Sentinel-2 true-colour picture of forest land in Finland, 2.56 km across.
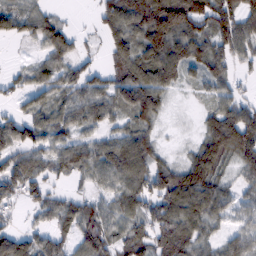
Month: February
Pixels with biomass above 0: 80%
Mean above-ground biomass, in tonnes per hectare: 75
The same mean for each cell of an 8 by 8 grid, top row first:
84 52 2 90 142 161 117 109
3 82 33 80 114 124 91 80
32 67 75 77 110 69 68 34
34 76 87 73 114 3 45 97
82 65 73 78 83 5 98 123
86 54 51 88 99 102 101 43
28 71 82 53 62 102 85 44
84 62 85 81 80 120 51 66
